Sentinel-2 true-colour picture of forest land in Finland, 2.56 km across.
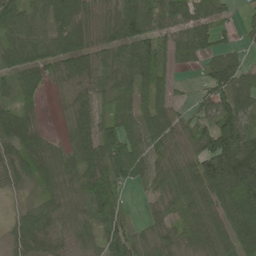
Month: May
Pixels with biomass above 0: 86%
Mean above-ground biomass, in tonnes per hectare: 74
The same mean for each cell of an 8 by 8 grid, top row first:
79 81 91 53 114 65 70 27
70 75 99 72 96 94 90 42
60 52 72 74 91 35 69 90
66 9 61 64 75 50 58 95
68 46 82 106 79 53 103 137
42 58 82 102 60 82 142 167
20 61 46 94 13 68 96 169
60 56 39 68 42 55 94 131
